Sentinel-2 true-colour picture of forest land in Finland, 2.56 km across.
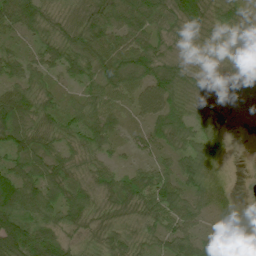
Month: July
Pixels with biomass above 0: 93%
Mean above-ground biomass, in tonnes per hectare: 59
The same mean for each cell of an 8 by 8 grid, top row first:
107 53 65 88 89 87 78 53
35 55 82 83 76 45 36 35
55 42 53 76 72 64 24 72
96 53 54 58 59 62 35 17
74 61 57 42 32 48 53 6
83 76 53 50 59 63 54 1
92 69 75 63 71 77 43 13
106 76 37 60 51 68 51 43
